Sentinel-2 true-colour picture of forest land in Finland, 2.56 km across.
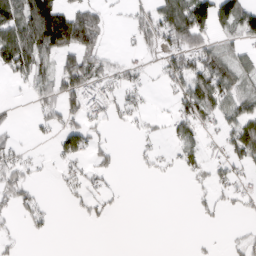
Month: March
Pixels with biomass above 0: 44%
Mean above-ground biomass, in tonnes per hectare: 41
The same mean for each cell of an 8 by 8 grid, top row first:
97 181 102 14 37 103 111 105
105 103 107 8 22 76 57 33
24 56 97 44 21 55 99 48
6 37 53 35 25 39 58 64
24 8 64 19 13 38 21 89
45 5 35 21 6 11 33 27
35 18 17 16 0 0 15 16
14 7 0 0 0 0 4 16
